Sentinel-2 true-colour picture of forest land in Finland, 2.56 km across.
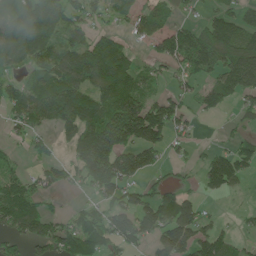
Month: June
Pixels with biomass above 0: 66%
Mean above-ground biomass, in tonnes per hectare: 93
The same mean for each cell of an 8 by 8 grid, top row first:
121 137 71 50 87 36 44 76
142 117 122 144 31 134 186 162
58 104 139 182 67 44 69 148
68 131 212 158 166 86 47 38
24 37 134 179 146 32 11 55
64 56 79 175 68 21 86 78
171 35 24 90 112 139 15 10
65 110 122 90 82 140 89 30
